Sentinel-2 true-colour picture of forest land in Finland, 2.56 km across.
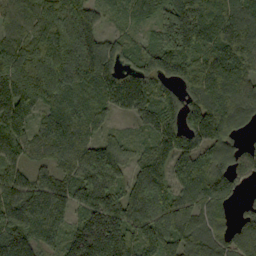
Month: September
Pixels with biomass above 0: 95%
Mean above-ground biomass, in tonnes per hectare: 165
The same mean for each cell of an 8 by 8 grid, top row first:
142 227 211 56 108 200 195 176
167 260 275 117 123 264 180 226
256 274 218 188 187 128 210 191
205 133 178 109 165 141 228 159
149 143 137 103 83 161 168 80
114 93 145 126 179 125 172 107
205 165 136 188 235 183 133 47
181 111 172 245 156 162 140 140
